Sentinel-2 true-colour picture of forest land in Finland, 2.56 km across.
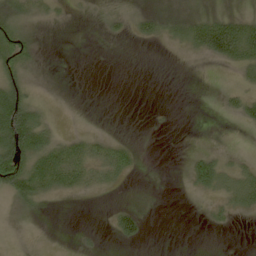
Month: May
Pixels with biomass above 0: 34%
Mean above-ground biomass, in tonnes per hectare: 23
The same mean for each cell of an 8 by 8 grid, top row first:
34 14 2 8 17 18 28 30
76 1 0 0 3 13 67 89
54 1 0 0 0 0 0 24
153 20 0 0 0 1 0 30
149 65 38 29 2 0 1 0
124 86 55 40 2 0 69 49
13 6 0 10 6 0 13 33
0 0 5 8 16 0 0 1
